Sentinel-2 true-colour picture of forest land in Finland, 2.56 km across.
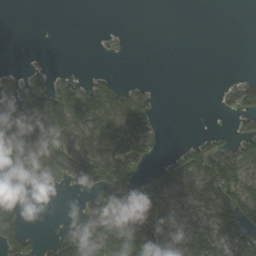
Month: September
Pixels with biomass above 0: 46%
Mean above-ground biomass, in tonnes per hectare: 42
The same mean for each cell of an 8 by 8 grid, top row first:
0 0 0 0 0 0 0 0
0 1 0 8 0 0 0 0
22 42 23 20 7 0 0 19
85 102 98 71 75 0 0 47
72 93 58 68 76 7 43 55
13 57 76 101 42 53 81 80
29 0 23 125 100 37 40 87
74 14 116 116 129 45 49 96
